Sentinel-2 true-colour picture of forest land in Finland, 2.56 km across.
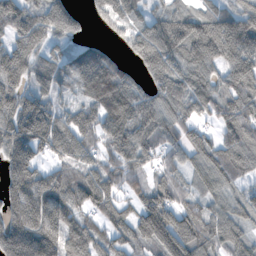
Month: November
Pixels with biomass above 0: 88%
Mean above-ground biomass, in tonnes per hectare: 129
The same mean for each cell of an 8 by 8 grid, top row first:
180 185 69 124 75 128 125 152
147 75 63 49 162 157 196 209
146 93 86 167 69 121 95 161
192 144 100 148 140 101 76 159
190 159 161 126 126 96 102 154
177 120 124 119 64 77 109 78
186 188 112 117 113 131 91 90
212 189 143 112 111 172 124 98
